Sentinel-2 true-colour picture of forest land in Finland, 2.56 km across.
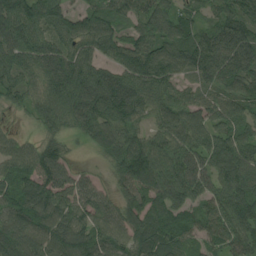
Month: August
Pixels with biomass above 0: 93%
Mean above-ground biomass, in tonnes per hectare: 94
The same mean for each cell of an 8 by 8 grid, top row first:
136 112 82 89 89 93 55 108
108 89 79 91 123 114 123 123
75 96 127 97 107 64 78 107
24 81 108 115 69 97 84 65
54 66 26 103 100 87 91 99
123 111 40 53 146 113 83 121
122 129 91 67 108 97 72 122
117 109 120 96 104 82 62 79
